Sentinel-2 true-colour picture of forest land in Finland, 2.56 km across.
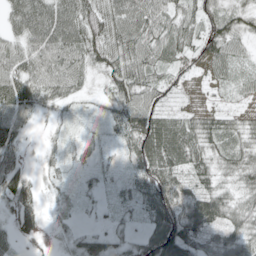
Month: May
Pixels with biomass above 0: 90%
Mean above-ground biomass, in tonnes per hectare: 47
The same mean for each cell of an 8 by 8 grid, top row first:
51 78 77 68 64 47 50 47
45 73 75 72 62 50 60 30
66 62 38 52 57 24 22 22
61 18 12 31 59 25 32 23
41 13 24 17 75 76 51 43
61 18 12 13 58 54 45 49
54 14 11 12 41 97 104 51
34 14 40 35 45 115 54 63
